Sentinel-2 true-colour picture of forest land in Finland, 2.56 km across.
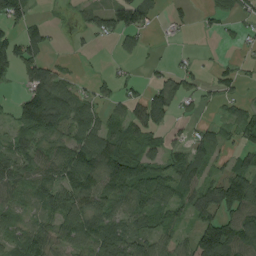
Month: August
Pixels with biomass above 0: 66%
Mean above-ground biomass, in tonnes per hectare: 58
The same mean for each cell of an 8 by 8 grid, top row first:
67 8 25 74 65 17 15 28
86 40 8 13 24 4 2 11
39 102 25 28 18 59 26 32
52 163 83 34 86 40 7 46
52 51 83 84 51 28 50 41
58 57 106 112 79 75 49 100
39 47 95 69 59 50 77 115
53 74 88 113 54 55 169 142
